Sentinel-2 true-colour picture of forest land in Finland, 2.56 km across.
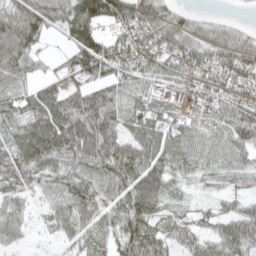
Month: April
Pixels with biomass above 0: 86%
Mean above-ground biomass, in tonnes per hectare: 75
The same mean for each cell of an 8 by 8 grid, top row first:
99 98 155 116 94 49 18 5
116 20 152 110 97 105 86 93
75 47 73 85 80 73 74 82
76 106 121 100 57 55 70 89
88 114 101 92 89 84 73 83
90 59 71 89 97 64 50 65
42 36 78 61 90 41 27 35
29 13 51 53 105 49 50 74
